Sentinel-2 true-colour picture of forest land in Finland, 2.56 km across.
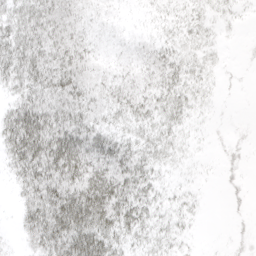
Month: April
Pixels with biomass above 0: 71%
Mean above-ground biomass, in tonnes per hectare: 24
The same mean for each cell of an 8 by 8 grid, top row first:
31 37 17 6 3 12 11 6
42 40 25 7 10 16 10 2
33 43 33 19 20 26 10 2
37 48 35 25 26 22 4 0
52 63 47 35 23 14 2 5
25 52 49 45 30 5 1 5
12 59 69 54 29 11 2 4
6 49 62 38 18 12 0 4
